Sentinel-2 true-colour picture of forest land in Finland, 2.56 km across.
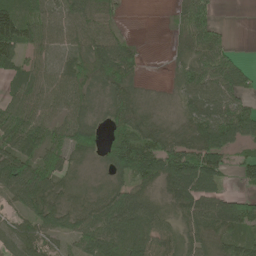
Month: May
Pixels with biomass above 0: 82%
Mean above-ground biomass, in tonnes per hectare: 62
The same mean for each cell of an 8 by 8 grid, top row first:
89 60 66 29 0 23 46 0
91 52 50 89 10 18 68 6
32 57 61 69 16 32 80 56
72 58 53 50 37 30 75 77
92 83 78 76 95 56 92 48
139 87 29 48 94 114 110 36
44 74 52 92 70 50 79 99
60 48 80 112 88 45 53 62
